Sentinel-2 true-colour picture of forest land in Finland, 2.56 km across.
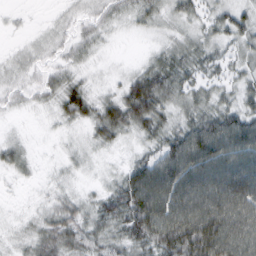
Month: February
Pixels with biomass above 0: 86%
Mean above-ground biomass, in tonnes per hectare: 36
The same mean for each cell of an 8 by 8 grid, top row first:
5 4 16 21 24 23 23 31
9 16 24 5 6 28 28 27
19 25 20 10 51 42 27 27
9 12 39 44 61 27 40 42
18 2 11 20 22 58 78 73
12 7 9 12 68 82 76 82
3 21 31 46 88 81 83 79
13 42 46 42 61 89 100 80
